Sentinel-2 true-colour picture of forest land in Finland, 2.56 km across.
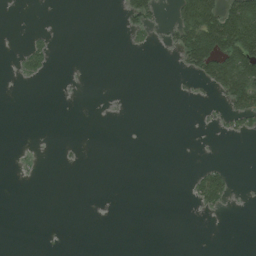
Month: July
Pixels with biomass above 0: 15%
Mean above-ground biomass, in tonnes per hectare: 19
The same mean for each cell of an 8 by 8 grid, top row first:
1 1 0 0 59 43 142 166
5 33 0 0 12 46 149 157
9 10 2 0 0 2 63 155
0 0 0 3 0 0 7 63
1 0 3 0 0 0 1 3
2 0 0 0 0 0 57 2
0 0 0 1 0 0 29 2
0 0 0 0 0 0 0 0
